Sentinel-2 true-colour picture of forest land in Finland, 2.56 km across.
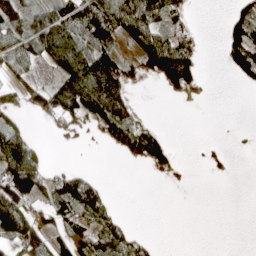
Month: April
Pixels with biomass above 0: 46%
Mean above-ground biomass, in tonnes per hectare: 51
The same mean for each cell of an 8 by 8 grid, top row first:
95 98 100 89 99 51 0 58
85 109 113 57 73 101 4 115
40 26 145 118 25 110 6 33
46 70 84 110 10 0 0 0
103 7 6 32 88 10 9 4
175 50 62 0 3 14 5 0
113 56 99 40 0 0 0 0
79 65 70 82 24 0 0 0
